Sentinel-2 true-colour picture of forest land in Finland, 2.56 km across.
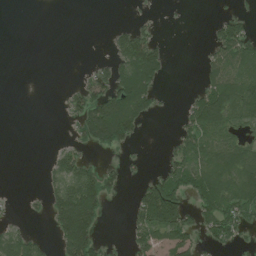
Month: July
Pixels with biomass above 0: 41%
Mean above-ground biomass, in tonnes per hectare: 51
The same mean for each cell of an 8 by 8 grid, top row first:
0 0 0 0 8 1 2 32
0 0 0 33 114 1 25 105
0 0 17 80 119 1 46 105
0 0 67 176 79 8 156 102
0 2 43 89 7 35 89 74
0 32 115 37 13 79 111 111
3 50 219 7 113 133 93 105
66 16 168 7 60 72 38 29
